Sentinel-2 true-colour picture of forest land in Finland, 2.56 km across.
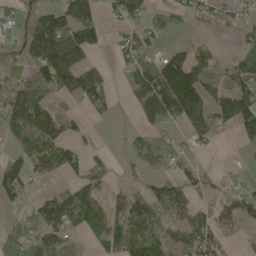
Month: May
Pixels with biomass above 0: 62%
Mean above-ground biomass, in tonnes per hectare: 68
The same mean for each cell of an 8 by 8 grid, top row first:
43 97 105 39 63 32 31 29
45 178 159 22 69 29 23 37
47 78 166 24 103 220 82 77
128 88 24 17 77 117 130 155
63 92 39 3 52 39 44 26
89 60 54 29 37 66 25 6
23 94 114 55 92 81 40 62
68 75 18 59 110 82 83 27
